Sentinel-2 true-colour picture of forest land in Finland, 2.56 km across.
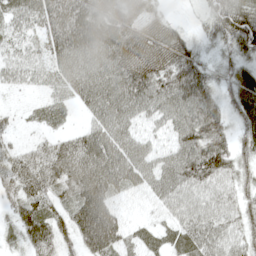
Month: May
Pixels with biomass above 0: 92%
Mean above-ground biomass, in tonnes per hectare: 63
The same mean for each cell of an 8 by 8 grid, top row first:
46 65 81 64 46 9 41 77
37 50 87 79 57 69 20 69
37 33 70 82 96 96 71 59
14 35 25 77 57 82 103 53
39 52 76 78 45 67 97 45
97 106 87 89 63 79 92 49
51 60 90 69 27 53 63 52
28 78 83 96 44 52 77 52
